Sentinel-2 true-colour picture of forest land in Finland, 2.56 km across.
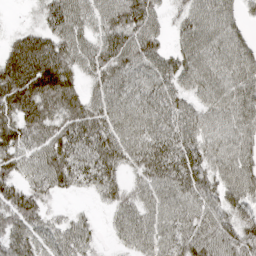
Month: April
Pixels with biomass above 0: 90%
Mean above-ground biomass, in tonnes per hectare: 59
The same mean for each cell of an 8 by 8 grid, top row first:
3 50 61 66 78 27 60 34
56 68 59 73 77 36 59 55
93 93 43 61 60 61 60 71
74 62 67 62 66 66 51 71
75 64 73 70 67 75 56 61
54 70 61 52 50 77 60 72
69 30 11 37 53 64 58 57
58 55 57 18 53 63 67 70
